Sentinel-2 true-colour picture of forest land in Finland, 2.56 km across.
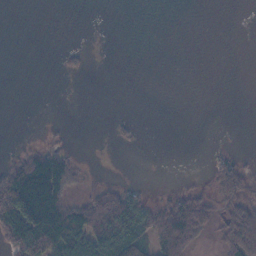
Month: November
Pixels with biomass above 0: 31%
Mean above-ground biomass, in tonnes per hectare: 28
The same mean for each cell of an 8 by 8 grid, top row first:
0 0 0 0 0 0 0 0
0 0 5 0 0 0 0 0
0 0 2 0 0 0 0 0
0 0 0 0 0 0 0 0
3 16 1 3 0 0 1 0
108 183 24 1 0 1 15 61
142 176 74 104 50 71 46 50
81 116 103 105 59 92 17 87
